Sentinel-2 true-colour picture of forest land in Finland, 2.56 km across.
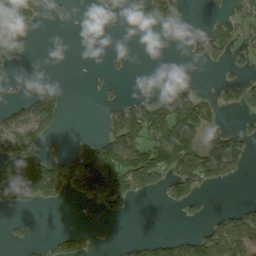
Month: September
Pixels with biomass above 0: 35%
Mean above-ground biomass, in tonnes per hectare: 50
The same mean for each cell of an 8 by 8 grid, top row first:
79 24 1 10 38 39 19 35
64 0 8 6 0 0 90 42
8 0 0 14 0 11 1 30
30 104 0 40 95 172 59 27
105 40 33 86 102 209 92 69
128 147 126 183 126 111 105 27
45 11 1 42 0 28 11 26
13 21 43 3 22 33 81 83
